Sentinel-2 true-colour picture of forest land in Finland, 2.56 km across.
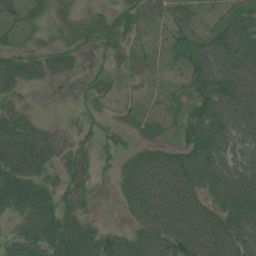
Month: July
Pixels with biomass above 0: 73%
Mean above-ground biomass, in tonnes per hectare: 42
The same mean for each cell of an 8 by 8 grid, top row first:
33 29 20 23 31 40 21 52
27 25 24 24 21 39 64 66
54 30 11 22 13 15 78 68
33 2 13 16 22 26 67 63
70 50 24 16 30 34 76 37
64 28 33 11 74 83 62 58
36 41 32 2 71 82 54 65
33 58 61 38 53 86 78 66
